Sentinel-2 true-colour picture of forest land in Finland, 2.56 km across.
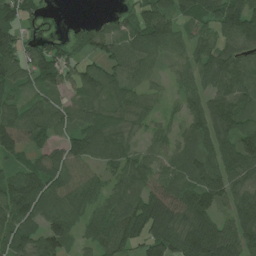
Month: July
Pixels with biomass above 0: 87%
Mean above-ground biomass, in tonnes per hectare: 79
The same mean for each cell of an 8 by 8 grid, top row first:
94 13 4 29 85 77 70 106
101 79 51 67 98 68 68 68
78 71 81 77 62 39 64 85
75 75 84 69 66 31 98 98
93 56 97 100 43 55 75 113
90 111 72 53 76 70 100 82
124 86 66 79 134 109 90 81
82 103 47 94 101 115 161 98
